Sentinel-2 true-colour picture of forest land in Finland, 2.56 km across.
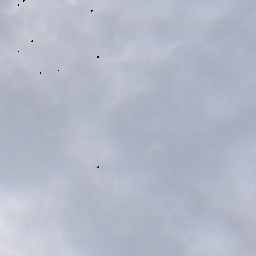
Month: November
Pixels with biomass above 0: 45%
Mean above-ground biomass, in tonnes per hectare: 48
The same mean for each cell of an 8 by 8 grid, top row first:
58 67 73 77 3 0 31 80
123 72 122 83 0 0 25 91
113 100 111 67 0 0 19 28
107 120 82 6 0 0 0 7
86 42 41 1 1 1 15 4
94 102 84 0 6 7 25 0
133 113 96 15 1 2 17 0
153 106 128 90 2 5 15 0
